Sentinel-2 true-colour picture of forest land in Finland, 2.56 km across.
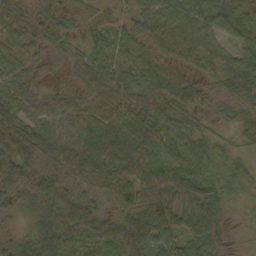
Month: October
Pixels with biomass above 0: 93%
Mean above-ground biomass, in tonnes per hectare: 48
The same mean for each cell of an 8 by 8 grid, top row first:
41 32 25 28 42 36 43 49
46 22 18 42 31 30 27 38
35 12 18 52 43 49 24 60
56 39 44 57 57 49 19 27
50 61 72 80 61 50 34 15
76 47 59 73 74 94 48 27
29 57 69 31 79 94 107 9
25 82 58 62 78 63 95 3
